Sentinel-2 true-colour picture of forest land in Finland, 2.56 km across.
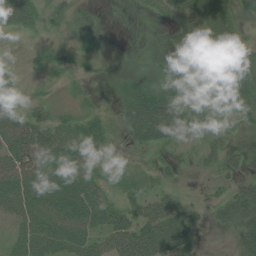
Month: July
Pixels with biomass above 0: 73%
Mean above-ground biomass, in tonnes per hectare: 41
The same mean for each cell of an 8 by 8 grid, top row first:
82 33 25 2 7 41 96 40
1 18 22 11 5 34 82 50
18 13 17 21 33 39 29 45
50 31 29 15 75 63 36 31
80 76 69 28 37 24 18 5
81 80 74 22 21 12 13 18
54 85 85 55 47 40 20 65
33 76 63 59 80 57 2 44
